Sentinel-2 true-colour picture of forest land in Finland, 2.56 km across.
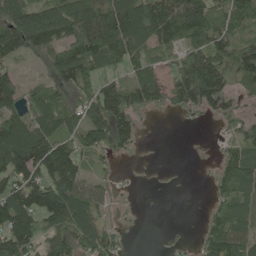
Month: May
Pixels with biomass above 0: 71%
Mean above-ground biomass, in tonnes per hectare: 87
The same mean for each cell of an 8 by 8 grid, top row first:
101 103 151 143 153 155 136 101
99 82 136 156 83 77 138 97
69 40 98 63 111 77 168 75
105 121 96 152 50 28 60 52
189 147 92 78 12 0 5 76
119 126 86 24 0 1 14 111
151 142 121 33 2 0 29 102
143 92 127 56 0 11 76 110
